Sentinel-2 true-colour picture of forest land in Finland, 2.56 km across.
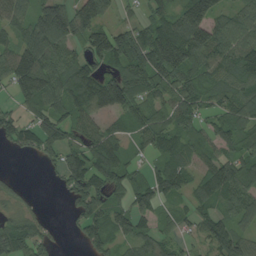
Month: August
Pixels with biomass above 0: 81%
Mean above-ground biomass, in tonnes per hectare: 90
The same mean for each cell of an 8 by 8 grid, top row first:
84 136 115 41 44 105 139 69
110 131 73 162 141 182 137 92
130 125 142 115 110 120 100 84
59 104 96 82 84 96 55 86
73 99 90 94 60 87 72 91
17 12 141 124 51 107 107 109
42 8 75 89 75 40 67 84
116 58 42 82 70 48 80 85
